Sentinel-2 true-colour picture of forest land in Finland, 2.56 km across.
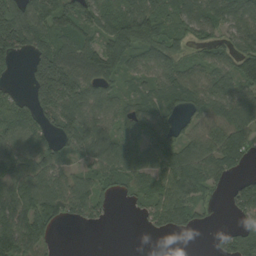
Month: August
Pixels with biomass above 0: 78%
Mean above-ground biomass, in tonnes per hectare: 79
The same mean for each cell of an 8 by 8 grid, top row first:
128 105 116 109 127 81 100 101
111 110 126 125 82 62 53 84
12 159 130 71 60 75 71 99
73 78 110 67 73 39 101 115
79 61 80 90 67 73 99 100
107 95 48 65 69 104 84 29
112 98 76 19 45 109 26 65
108 58 0 0 2 5 5 93
